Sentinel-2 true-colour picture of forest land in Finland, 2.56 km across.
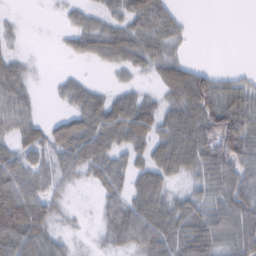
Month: February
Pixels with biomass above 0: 73%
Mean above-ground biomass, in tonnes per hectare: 50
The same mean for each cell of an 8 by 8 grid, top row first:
5 2 27 34 77 30 0 0
11 1 34 64 60 30 0 0
54 4 22 8 13 77 62 25
58 3 54 77 66 59 107 86
41 59 79 54 52 79 89 108
73 52 35 58 54 44 69 83
123 58 4 44 74 55 66 116
91 56 6 35 67 71 79 79
